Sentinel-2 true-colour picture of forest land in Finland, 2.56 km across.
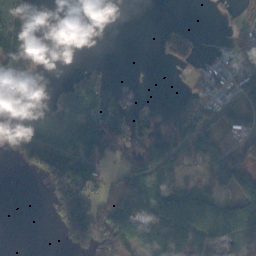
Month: October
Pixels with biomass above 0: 53%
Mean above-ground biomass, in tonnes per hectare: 57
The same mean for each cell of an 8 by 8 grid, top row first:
95 0 0 0 0 0 3 21
115 17 0 0 0 56 4 64
98 0 49 16 0 3 41 57
22 57 94 89 35 36 63 50
72 114 107 92 81 110 64 22
1 78 134 29 110 56 55 71
0 17 119 85 91 164 173 112
0 0 58 84 106 150 104 97
